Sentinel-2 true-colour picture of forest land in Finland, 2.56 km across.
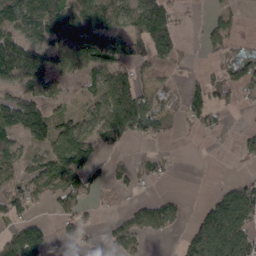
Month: March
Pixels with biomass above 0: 57%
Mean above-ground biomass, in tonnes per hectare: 66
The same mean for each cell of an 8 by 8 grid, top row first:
127 156 85 62 144 49 22 20
109 98 150 91 76 71 41 21
77 74 48 49 31 24 58 76
178 84 43 143 146 46 85 12
56 86 135 29 20 6 3 22
63 109 100 49 39 8 1 19
69 20 59 9 52 40 56 129
92 74 47 49 40 15 122 110
